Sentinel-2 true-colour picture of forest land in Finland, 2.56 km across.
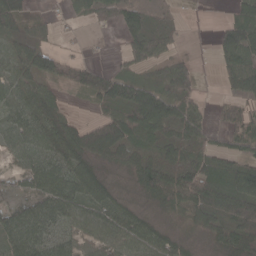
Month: April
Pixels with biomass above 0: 77%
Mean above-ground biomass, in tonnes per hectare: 49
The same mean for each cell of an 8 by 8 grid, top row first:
51 13 25 42 41 14 2 42
40 44 8 4 58 17 2 95
53 43 50 66 36 67 0 69
51 49 6 58 118 55 19 57
46 58 83 108 54 48 28 41
26 77 72 26 77 69 70 78
35 60 55 58 26 43 76 77
73 53 37 51 69 37 28 80
